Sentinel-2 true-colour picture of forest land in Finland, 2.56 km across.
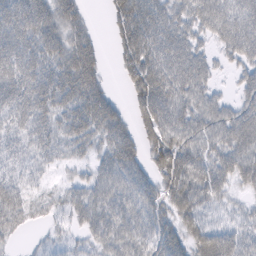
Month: February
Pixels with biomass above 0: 84%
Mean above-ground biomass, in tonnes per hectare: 50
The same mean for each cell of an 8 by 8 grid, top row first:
69 69 35 33 73 49 62 60
61 61 63 19 78 65 27 62
69 61 76 9 81 71 39 30
53 50 62 56 59 63 58 49
34 40 38 54 48 66 53 64
35 13 18 56 48 73 56 42
60 24 43 56 50 56 39 20
14 16 21 52 47 45 69 49
